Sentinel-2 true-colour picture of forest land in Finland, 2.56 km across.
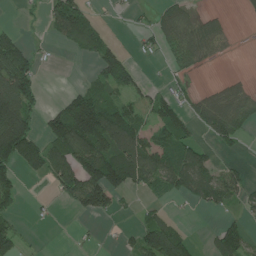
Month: June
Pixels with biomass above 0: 49%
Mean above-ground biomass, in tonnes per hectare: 60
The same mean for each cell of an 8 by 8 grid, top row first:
3 49 114 5 9 67 36 5
91 6 58 61 18 56 49 1
164 1 13 104 25 24 4 19
164 49 192 105 54 72 89 71
188 90 149 127 100 99 31 27
56 61 121 130 87 101 92 42
37 9 49 48 21 7 35 27
67 1 5 4 77 95 19 84
